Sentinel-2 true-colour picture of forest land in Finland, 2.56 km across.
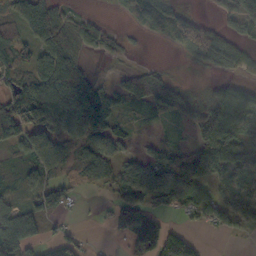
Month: October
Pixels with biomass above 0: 68%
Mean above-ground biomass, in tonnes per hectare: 71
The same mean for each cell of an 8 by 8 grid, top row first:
71 64 28 7 80 61 9 74
85 89 60 31 4 29 88 47
51 107 66 24 101 27 17 32
137 146 144 85 69 49 85 106
98 92 100 66 12 38 145 135
24 59 64 61 102 131 117 103
66 75 9 49 112 62 120 129
132 40 39 15 121 110 8 13
